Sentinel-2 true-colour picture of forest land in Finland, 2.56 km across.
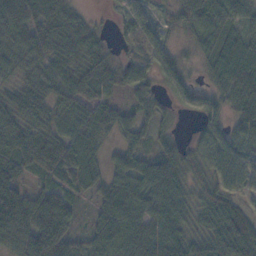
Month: November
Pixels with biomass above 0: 89%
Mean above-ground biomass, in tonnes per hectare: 58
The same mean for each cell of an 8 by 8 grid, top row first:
53 66 27 13 41 42 78 43
50 54 67 23 48 26 49 87
40 59 67 57 47 47 27 87
64 51 56 46 41 17 46 55
72 64 69 25 34 39 65 69
55 46 66 45 76 75 48 68
109 121 30 69 71 77 66 47
67 111 29 81 90 76 65 94
